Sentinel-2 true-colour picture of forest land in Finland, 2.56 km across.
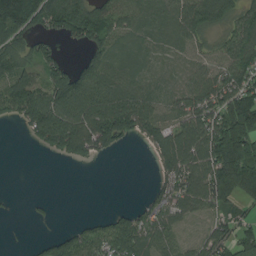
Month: August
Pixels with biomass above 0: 71%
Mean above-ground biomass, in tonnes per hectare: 71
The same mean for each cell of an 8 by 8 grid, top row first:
170 115 119 95 53 66 106 72
88 53 38 58 35 30 37 87
95 95 91 86 40 16 70 91
69 116 124 148 96 51 93 178
0 80 129 77 36 126 136 185
0 0 0 0 0 100 119 139
2 7 0 12 40 80 64 40
0 37 76 102 98 55 68 76
